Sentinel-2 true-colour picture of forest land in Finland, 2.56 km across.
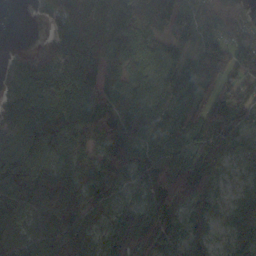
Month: October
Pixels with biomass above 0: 92%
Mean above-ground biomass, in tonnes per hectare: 89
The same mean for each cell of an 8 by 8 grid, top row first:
0 39 95 99 89 88 43 40
6 65 133 106 92 51 96 91
63 102 124 70 75 72 85 71
122 126 117 116 93 78 124 86
146 139 115 126 83 80 123 69
136 106 100 95 82 112 104 34
103 96 108 60 87 76 64 62
86 122 133 79 116 82 58 76
